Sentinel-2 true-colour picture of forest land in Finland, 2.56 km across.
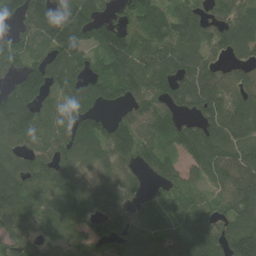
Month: July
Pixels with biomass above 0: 86%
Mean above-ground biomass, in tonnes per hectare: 102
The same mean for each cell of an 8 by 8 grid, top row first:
111 161 153 53 119 103 70 92
109 96 131 130 98 120 88 82
77 140 91 125 120 121 100 79
121 78 101 41 108 76 96 94
72 82 124 122 109 86 129 111
100 110 88 105 58 70 89 105
119 85 142 171 84 65 64 98
91 66 112 109 98 88 126 152
